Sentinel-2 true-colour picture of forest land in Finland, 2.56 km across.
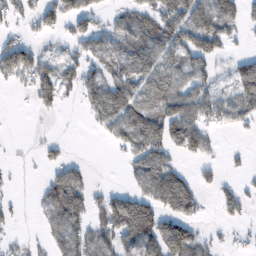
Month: February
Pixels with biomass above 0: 56%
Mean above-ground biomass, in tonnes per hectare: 61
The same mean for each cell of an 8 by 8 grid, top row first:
47 75 81 30 62 101 113 69
104 24 44 46 66 72 87 14
59 108 83 56 60 59 56 85
1 26 17 100 88 101 78 71
3 27 0 30 100 94 60 5
8 39 64 0 100 96 26 22
18 58 94 99 110 139 15 57
20 37 76 79 118 149 36 20
